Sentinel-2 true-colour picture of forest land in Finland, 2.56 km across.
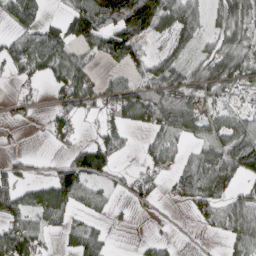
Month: April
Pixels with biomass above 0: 61%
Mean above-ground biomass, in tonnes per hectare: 52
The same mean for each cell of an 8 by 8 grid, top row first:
62 24 91 113 148 98 47 90
58 83 46 93 49 59 37 77
25 33 77 39 61 80 88 47
14 20 44 52 87 98 51 29
5 10 34 76 24 36 52 93
43 31 93 33 32 39 80 61
54 74 35 19 15 6 40 78
97 22 57 11 12 8 4 61
